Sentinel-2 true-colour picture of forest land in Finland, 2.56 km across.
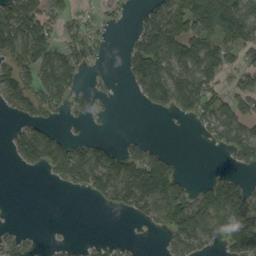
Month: September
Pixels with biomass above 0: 52%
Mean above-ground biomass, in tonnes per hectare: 60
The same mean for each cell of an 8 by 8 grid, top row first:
116 65 27 19 43 119 129 130
100 80 57 11 115 137 102 87
86 96 38 4 126 95 82 52
41 48 24 9 15 50 72 85
57 116 45 21 29 0 12 95
2 25 90 92 125 58 20 27
1 0 0 32 72 112 131 127
33 3 3 3 3 58 57 131
